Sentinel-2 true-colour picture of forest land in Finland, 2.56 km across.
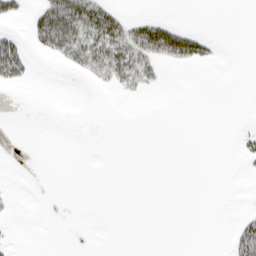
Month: March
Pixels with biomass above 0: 15%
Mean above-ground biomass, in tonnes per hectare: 8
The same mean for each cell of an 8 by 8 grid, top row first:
13 45 57 31 10 1 0 0
35 29 43 46 45 48 15 0
19 0 4 21 21 0 0 0
0 0 0 0 0 0 0 0
0 0 0 0 0 0 0 7
0 0 0 0 0 0 0 1
2 0 0 0 0 0 0 1
1 0 0 0 0 0 0 30
